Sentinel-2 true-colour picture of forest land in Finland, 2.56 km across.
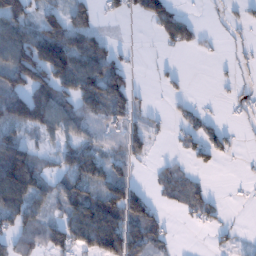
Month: January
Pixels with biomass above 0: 55%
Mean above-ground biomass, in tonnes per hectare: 57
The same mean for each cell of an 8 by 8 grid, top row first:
86 50 57 22 53 61 6 15
120 155 103 35 2 35 10 19
93 129 117 114 1 15 1 15
109 123 71 88 27 18 14 17
82 26 64 43 43 11 51 12
171 55 96 74 3 42 9 3
112 55 114 125 92 24 45 2
58 64 90 148 124 11 5 10
